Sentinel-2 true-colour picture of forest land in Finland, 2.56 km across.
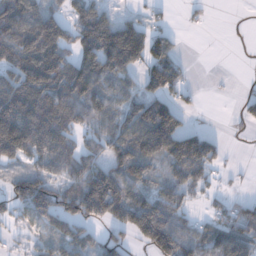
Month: December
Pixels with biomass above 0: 67%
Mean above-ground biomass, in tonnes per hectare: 92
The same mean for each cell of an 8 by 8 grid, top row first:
149 103 95 51 28 6 10 0
156 190 119 186 130 41 0 1
128 198 161 120 67 76 2 3
206 207 126 98 145 101 2 19
180 156 71 105 174 154 81 2
56 74 116 144 103 75 51 5
60 131 135 137 139 95 20 50
13 61 91 54 82 132 105 131
